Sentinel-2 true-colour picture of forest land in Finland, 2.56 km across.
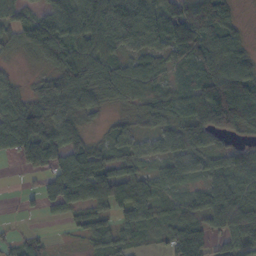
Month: October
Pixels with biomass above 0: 81%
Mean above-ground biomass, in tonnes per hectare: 74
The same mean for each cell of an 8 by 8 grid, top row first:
88 27 107 134 97 129 167 23
28 88 84 67 62 101 98 68
28 55 98 85 99 49 79 105
99 98 66 22 65 64 106 129
115 135 66 59 35 74 60 42
6 71 138 131 64 63 59 79
8 46 80 83 81 45 85 81
33 21 25 58 27 97 70 63
